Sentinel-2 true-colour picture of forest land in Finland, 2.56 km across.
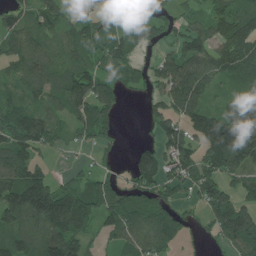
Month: July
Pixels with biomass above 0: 76%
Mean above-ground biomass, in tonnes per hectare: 88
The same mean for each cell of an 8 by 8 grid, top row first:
73 95 39 35 68 49 63 120
85 66 98 107 56 62 90 144
65 90 121 97 67 157 102 84
94 69 78 75 16 119 113 218
106 57 27 27 41 98 135 236
109 54 31 40 109 83 99 83
151 165 117 138 110 58 77 97
78 113 76 35 74 48 15 121
